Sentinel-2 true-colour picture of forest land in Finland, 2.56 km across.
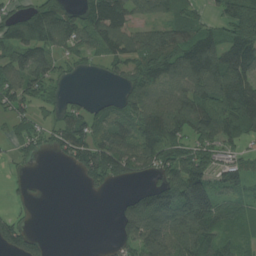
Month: July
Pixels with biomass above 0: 70%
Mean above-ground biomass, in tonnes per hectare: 86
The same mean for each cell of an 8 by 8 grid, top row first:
70 145 76 159 53 65 39 209
112 95 70 106 125 130 148 154
106 87 8 26 105 100 145 130
71 37 67 69 110 124 140 126
49 46 118 114 105 106 92 53
17 2 41 98 53 135 114 89
17 1 0 11 147 175 152 52
83 20 0 19 141 117 98 48
